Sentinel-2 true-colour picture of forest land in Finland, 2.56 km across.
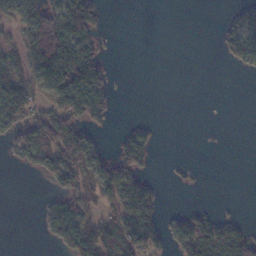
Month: November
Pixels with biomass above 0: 40%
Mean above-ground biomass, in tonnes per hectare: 41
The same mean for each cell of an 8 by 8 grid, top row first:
45 82 138 1 0 0 0 33
38 105 108 1 0 0 0 80
70 95 133 27 0 0 0 0
120 65 95 28 0 0 0 0
58 94 108 18 74 0 0 0
1 59 60 87 52 8 2 0
0 35 50 44 95 4 12 2
0 21 98 58 89 64 98 78
